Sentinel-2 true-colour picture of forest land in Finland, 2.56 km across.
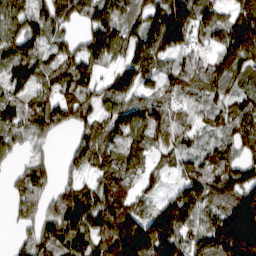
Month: March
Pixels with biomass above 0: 85%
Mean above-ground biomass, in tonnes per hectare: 99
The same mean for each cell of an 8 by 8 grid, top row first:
92 90 81 113 91 180 104 91
105 69 73 111 107 119 59 164
105 80 122 80 75 99 98 77
97 128 109 80 98 86 74 82
56 25 74 96 78 75 51 75
50 78 46 98 63 44 112 105
70 67 145 143 59 135 89 183
31 101 125 157 184 151 141 262
